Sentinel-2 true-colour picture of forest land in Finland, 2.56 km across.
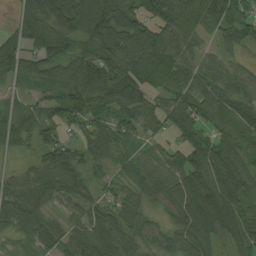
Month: August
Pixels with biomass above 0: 88%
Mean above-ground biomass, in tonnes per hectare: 72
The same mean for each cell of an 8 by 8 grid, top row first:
44 112 115 113 88 78 85 81
72 100 63 96 100 67 25 52
55 62 100 110 75 61 67 60
38 61 101 73 73 84 70 78
46 80 67 67 45 53 80 74
23 77 57 34 70 79 100 87
89 48 56 46 48 88 126 64
35 68 64 71 65 75 90 68
